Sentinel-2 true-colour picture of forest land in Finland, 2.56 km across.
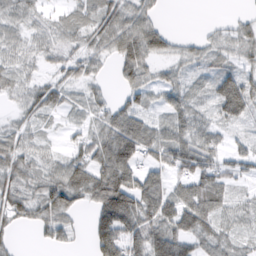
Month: February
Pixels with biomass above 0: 78%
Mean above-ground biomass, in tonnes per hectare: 54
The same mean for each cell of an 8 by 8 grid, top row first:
51 27 40 80 58 0 1 13
39 49 42 61 92 24 27 39
35 31 42 17 52 33 31 61
22 42 20 53 44 59 25 62
50 16 41 109 92 85 62 19
62 51 80 133 72 52 87 36
75 72 33 157 96 83 100 36
20 28 8 123 97 89 57 34
